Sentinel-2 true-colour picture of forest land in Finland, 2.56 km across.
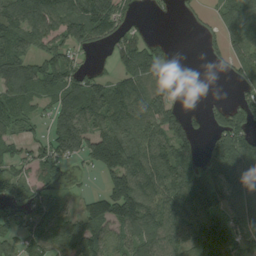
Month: August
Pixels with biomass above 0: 73%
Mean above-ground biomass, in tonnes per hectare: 106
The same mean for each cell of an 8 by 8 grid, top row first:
135 137 157 169 13 12 22 115
115 103 80 59 110 12 21 86
136 130 105 83 113 35 0 57
107 65 153 123 128 84 47 84
69 115 194 234 147 157 60 162
78 84 14 123 157 153 127 169
81 129 60 140 162 141 139 125
82 129 147 85 123 108 175 110
